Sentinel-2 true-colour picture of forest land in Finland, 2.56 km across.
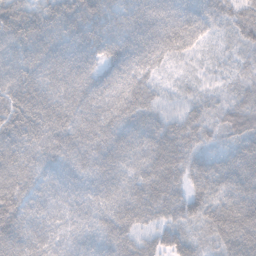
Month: November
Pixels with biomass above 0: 99%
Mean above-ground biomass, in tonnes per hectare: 58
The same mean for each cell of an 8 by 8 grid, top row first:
80 71 77 56 66 68 62 57
67 72 67 62 60 52 21 41
69 61 65 56 45 16 24 37
79 69 65 59 56 30 46 67
72 62 60 66 56 71 43 56
67 50 54 58 57 65 68 72
72 49 51 57 61 56 61 74
62 43 48 59 39 53 47 84
